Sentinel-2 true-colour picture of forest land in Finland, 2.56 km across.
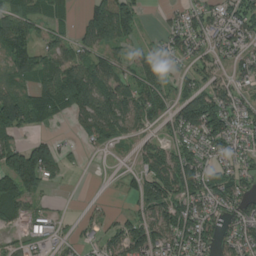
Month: August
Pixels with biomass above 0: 65%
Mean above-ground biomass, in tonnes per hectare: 58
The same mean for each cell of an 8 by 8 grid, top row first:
106 76 25 142 26 26 64 71
88 58 51 53 22 50 46 48
55 73 102 72 76 32 53 38
123 76 67 99 70 58 113 54
56 57 15 37 31 47 56 37
117 80 2 2 65 107 72 51
48 17 3 9 61 86 64 55
13 33 26 45 100 66 59 66
